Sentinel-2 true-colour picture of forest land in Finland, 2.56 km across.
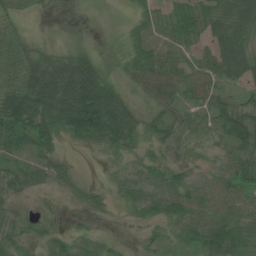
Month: July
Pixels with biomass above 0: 82%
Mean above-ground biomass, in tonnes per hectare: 46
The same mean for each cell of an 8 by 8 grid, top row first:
33 6 0 0 32 50 59 72
68 17 22 5 49 45 39 63
76 109 158 39 61 57 59 40
101 90 152 108 39 36 48 57
45 41 26 56 35 32 26 53
38 38 17 16 40 38 31 66
17 9 19 18 41 54 43 48
40 36 39 16 19 21 66 62
